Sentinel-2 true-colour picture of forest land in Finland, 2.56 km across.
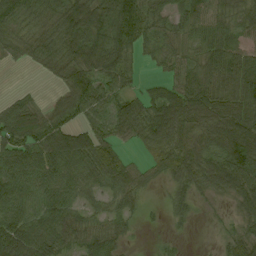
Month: August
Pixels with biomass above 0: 84%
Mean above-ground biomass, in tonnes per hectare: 56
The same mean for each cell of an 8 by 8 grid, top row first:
71 61 86 86 72 48 55 58
34 60 89 90 38 41 59 50
1 11 82 63 16 47 59 67
64 43 55 54 70 96 77 68
80 83 80 46 43 68 73 119
63 60 50 52 31 49 71 87
62 64 43 33 21 27 8 41
88 68 54 56 4 11 7 50
